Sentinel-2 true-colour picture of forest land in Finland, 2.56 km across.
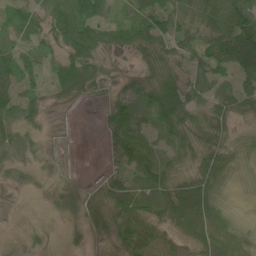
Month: June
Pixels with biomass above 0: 75%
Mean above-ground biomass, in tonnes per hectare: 43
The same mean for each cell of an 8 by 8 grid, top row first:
48 62 100 39 71 71 76 116
44 41 104 30 51 60 76 132
64 39 76 15 51 67 53 46
59 20 1 30 43 98 44 39
33 6 0 33 41 37 44 22
13 5 1 22 46 37 55 10
2 5 19 55 42 55 58 6
6 8 5 24 67 33 58 36
